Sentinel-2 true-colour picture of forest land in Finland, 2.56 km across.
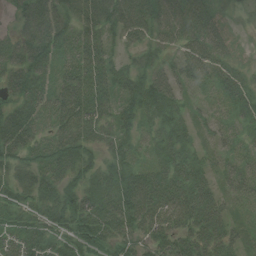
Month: August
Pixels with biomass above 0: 90%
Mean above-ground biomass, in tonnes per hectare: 49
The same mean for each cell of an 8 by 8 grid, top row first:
26 71 67 64 78 70 57 13
45 67 69 30 47 41 64 11
58 48 71 58 63 50 34 37
57 56 76 47 51 40 25 38
68 51 64 43 26 47 20 28
35 46 54 48 54 53 33 36
40 49 72 64 71 57 54 19
44 52 71 44 35 50 50 24
